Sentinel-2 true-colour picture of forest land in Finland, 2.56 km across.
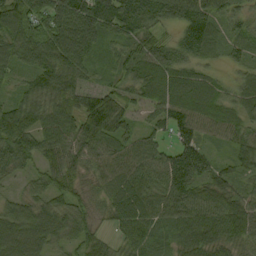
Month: September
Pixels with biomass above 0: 95%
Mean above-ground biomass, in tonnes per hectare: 72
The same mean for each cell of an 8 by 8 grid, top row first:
110 99 118 114 111 75 91 46
94 96 92 49 69 79 78 57
38 84 48 44 89 79 54 41
84 65 102 123 29 84 73 56
94 59 79 68 53 74 38 58
35 56 50 78 80 128 80 49
54 62 52 68 88 77 80 71
105 74 53 27 71 69 75 57
